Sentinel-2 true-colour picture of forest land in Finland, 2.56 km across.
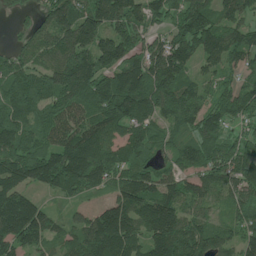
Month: June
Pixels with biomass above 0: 92%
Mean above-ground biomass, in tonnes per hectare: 149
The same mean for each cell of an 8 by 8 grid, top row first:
36 136 187 178 149 125 162 121
73 134 222 191 136 199 167 157
153 160 238 174 186 186 73 81
157 125 147 204 152 152 139 116
158 123 181 114 127 107 165 130
160 155 181 123 123 93 122 163
194 63 156 264 144 137 89 106
173 105 173 257 142 224 164 135
